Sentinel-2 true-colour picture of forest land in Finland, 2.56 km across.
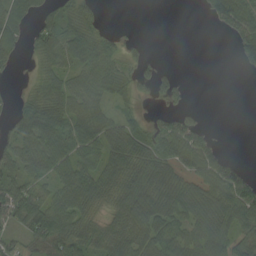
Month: August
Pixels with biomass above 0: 68%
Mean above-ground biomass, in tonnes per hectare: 50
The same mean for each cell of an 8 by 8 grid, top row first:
60 42 55 0 0 0 24 88
32 63 70 37 9 0 0 39
4 34 41 51 32 37 0 0
48 71 49 32 16 50 3 0
72 71 61 76 59 75 57 0
67 48 87 62 84 65 76 63
101 82 70 43 93 77 84 89
29 76 67 82 78 75 90 65
